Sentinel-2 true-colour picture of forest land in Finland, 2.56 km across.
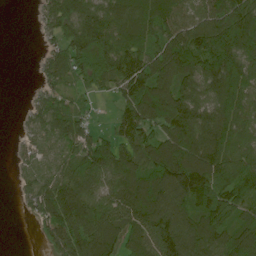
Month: June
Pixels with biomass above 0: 82%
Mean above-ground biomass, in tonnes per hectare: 99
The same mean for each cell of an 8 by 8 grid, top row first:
0 57 102 99 94 93 100 140
0 36 123 123 102 124 157 152
0 51 64 97 154 144 130 129
4 79 49 25 142 150 111 102
20 53 85 77 108 143 159 98
21 66 96 109 116 176 178 121
8 123 150 111 140 165 148 97
0 53 144 123 89 186 131 113
